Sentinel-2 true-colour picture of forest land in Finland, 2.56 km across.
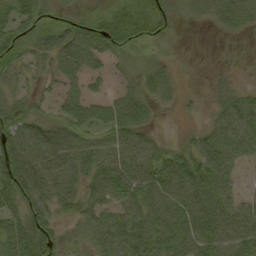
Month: September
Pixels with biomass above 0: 79%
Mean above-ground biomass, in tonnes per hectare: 45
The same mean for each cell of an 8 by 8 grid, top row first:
42 29 21 45 63 23 26 33
53 47 71 46 16 9 0 2
29 24 44 16 30 22 8 8
47 28 54 44 34 8 15 65
69 78 59 55 50 18 58 64
78 67 54 68 62 68 82 22
49 51 46 53 57 69 83 53
54 61 25 76 71 58 71 65
